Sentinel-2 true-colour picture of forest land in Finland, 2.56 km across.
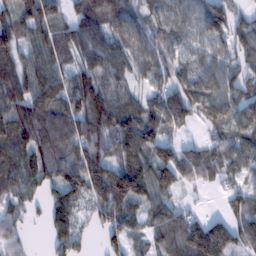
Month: February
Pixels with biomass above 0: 86%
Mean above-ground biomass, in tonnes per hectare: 89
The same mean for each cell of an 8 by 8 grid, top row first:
102 92 90 117 74 67 104 49
88 91 111 97 83 74 58 82
119 105 87 82 39 85 88 90
108 116 109 116 99 117 72 105
113 110 114 121 128 68 58 88
99 88 124 128 123 100 57 54
60 82 65 112 81 66 6 81
60 41 65 58 55 87 200 82
